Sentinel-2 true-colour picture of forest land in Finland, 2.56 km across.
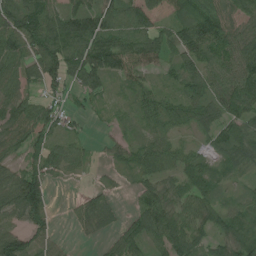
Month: July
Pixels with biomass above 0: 82%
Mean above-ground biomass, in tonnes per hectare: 64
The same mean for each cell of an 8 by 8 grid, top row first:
99 97 103 77 142 94 83 61
91 98 101 97 82 71 89 87
75 74 80 44 36 36 85 103
71 67 23 16 52 62 66 86
58 51 27 29 53 42 31 85
76 52 12 12 49 55 61 36
95 58 35 38 67 69 66 33
92 50 6 34 68 94 54 68
